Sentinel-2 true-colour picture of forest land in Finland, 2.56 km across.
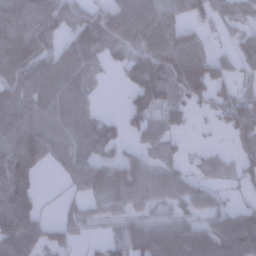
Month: January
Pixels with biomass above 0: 76%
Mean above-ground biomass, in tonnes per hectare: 72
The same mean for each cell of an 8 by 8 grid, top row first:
116 127 88 84 111 70 53 57
145 85 106 75 92 107 50 51
98 101 86 7 116 124 114 44
95 80 76 10 69 48 29 93
101 95 77 57 34 20 11 50
103 6 68 82 84 57 45 54
136 6 38 40 40 34 55 42
141 55 18 35 97 106 98 129
